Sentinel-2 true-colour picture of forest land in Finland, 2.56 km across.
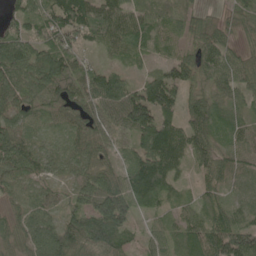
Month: May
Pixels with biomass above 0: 93%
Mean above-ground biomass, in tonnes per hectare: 67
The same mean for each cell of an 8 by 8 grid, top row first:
58 99 119 82 63 46 31 48
86 85 67 54 60 35 79 41
93 94 71 66 49 80 62 69
57 53 71 79 138 67 70 35
87 34 64 40 97 103 61 41
60 39 47 56 138 48 54 47
37 46 71 146 51 31 50 41
50 66 94 101 31 53 98 100
